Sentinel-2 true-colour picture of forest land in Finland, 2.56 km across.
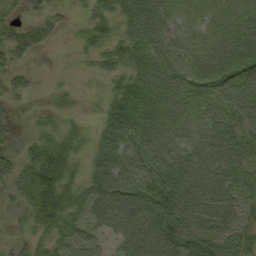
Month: September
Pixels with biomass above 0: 82%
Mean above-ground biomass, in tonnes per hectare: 48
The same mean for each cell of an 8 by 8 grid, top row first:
19 29 12 42 72 33 29 45
47 13 24 43 62 43 43 55
24 4 5 27 51 46 55 68
16 19 11 49 60 41 49 62
25 45 26 52 55 48 58 70
58 88 29 63 57 63 71 69
31 89 45 73 80 81 71 56
24 42 47 32 86 78 72 65
